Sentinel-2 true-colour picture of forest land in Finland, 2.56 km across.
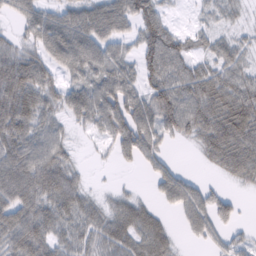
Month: February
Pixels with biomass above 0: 77%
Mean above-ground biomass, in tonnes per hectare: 55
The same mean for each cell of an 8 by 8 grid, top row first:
34 50 69 85 78 9 22 19
42 62 70 52 73 65 33 37
88 50 47 78 58 69 70 54
88 49 61 103 79 91 75 88
78 68 8 44 77 14 56 80
91 90 28 2 12 46 9 49
75 66 62 41 39 31 58 19
75 65 54 65 67 22 28 25
